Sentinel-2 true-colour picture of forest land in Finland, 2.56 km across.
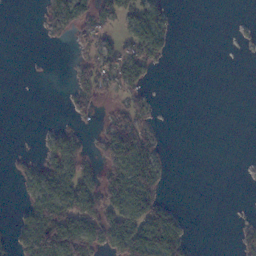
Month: November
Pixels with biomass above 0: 37%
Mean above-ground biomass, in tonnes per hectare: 31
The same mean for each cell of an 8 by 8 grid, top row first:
0 34 68 38 71 10 0 0
0 2 16 29 74 9 0 1
0 0 21 56 34 0 0 0
0 0 19 23 26 0 0 0
0 26 36 70 60 0 0 0
16 67 63 65 105 2 0 1
10 104 89 85 95 18 0 0
44 124 90 72 104 75 0 15
